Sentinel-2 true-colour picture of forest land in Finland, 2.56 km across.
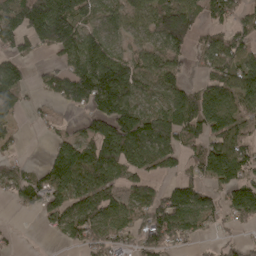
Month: April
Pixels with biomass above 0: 72%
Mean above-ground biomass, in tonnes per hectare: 93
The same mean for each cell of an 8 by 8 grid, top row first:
147 221 113 59 78 156 81 53
91 74 149 101 61 88 79 81
102 57 164 192 74 75 72 121
59 22 44 150 88 132 148 88
28 33 112 178 130 85 110 92
69 101 149 110 73 64 104 107
29 77 98 111 94 143 76 129
10 9 72 84 93 82 23 41
